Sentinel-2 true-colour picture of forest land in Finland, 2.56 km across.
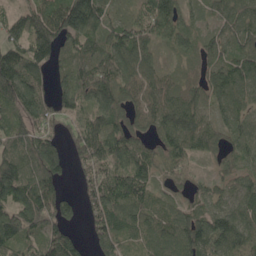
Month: May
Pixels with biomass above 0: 88%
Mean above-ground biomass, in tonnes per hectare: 104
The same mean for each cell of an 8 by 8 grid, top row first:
82 142 215 80 119 126 53 106
116 147 105 123 106 60 75 105
185 68 112 141 106 42 83 99
114 98 95 106 100 143 90 78
108 107 135 143 64 122 84 93
138 113 59 124 110 75 38 76
122 140 58 136 89 64 84 106
116 119 49 104 82 104 150 128
